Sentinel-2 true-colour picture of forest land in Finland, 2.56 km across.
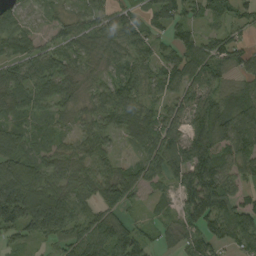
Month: September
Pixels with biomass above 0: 87%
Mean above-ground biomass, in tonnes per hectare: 71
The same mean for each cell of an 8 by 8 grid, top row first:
52 17 38 60 49 75 57 50
85 48 57 46 47 63 62 51
82 95 46 49 59 68 78 46
74 59 44 90 64 66 92 97
82 46 49 41 73 87 106 97
114 75 59 82 83 73 108 62
161 171 78 93 28 54 131 83
41 58 94 108 47 49 68 79
